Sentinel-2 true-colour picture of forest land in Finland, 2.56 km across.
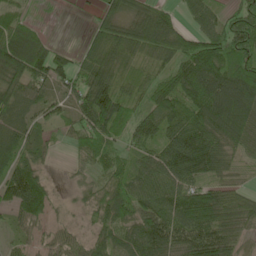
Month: May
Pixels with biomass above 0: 86%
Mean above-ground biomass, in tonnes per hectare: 72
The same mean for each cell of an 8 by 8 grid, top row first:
46 4 6 65 83 44 51 71
129 66 27 82 87 94 108 94
86 86 67 87 47 86 124 104
81 53 81 115 57 82 128 127
70 33 47 52 65 103 117 73
106 24 24 57 73 91 68 21
69 50 23 91 84 100 116 77
26 35 36 60 95 90 118 53
